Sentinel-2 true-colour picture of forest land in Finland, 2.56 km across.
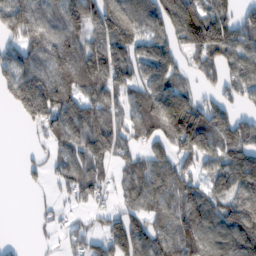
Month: February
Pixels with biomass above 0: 76%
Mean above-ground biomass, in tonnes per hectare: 98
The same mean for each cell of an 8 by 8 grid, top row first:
173 92 126 168 130 179 166 83
89 125 110 154 55 92 164 128
135 131 119 136 107 81 51 97
52 158 136 84 130 200 108 50
1 44 123 108 64 124 117 127
3 37 116 41 101 106 74 124
0 23 33 41 87 101 104 115
6 14 55 109 114 124 114 119
